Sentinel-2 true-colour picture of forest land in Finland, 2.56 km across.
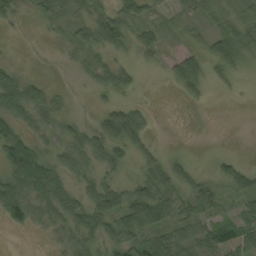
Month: September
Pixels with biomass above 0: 72%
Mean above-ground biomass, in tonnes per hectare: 36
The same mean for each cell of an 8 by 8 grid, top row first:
21 27 31 50 34 16 29 41
1 1 27 44 33 15 36 70
46 9 3 43 4 43 39 10
59 42 3 41 27 1 3 0
102 25 51 66 35 1 1 0
106 91 42 24 27 43 18 47
76 55 64 73 101 40 35 26
0 8 48 52 48 51 49 54
